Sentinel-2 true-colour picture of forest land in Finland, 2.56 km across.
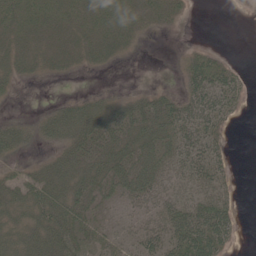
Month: May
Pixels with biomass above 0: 65%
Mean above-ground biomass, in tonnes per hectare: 28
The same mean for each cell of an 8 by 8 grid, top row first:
33 31 28 34 27 13 0 0
24 25 29 34 4 1 7 0
19 7 2 1 0 5 56 18
2 18 39 39 45 45 54 12
38 23 45 41 45 44 40 0
17 42 45 41 46 33 42 3
39 52 40 13 25 48 53 11
44 52 36 17 30 55 68 7
